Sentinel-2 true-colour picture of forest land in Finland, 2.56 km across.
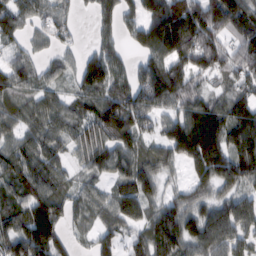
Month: February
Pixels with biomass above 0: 85%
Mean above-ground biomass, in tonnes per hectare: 91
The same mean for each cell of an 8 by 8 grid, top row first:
69 56 22 69 100 179 153 149
45 39 28 61 97 162 130 95
74 51 65 94 111 125 51 74
63 80 59 134 99 75 126 122
67 87 50 96 64 127 156 140
83 101 39 69 108 24 106 130
77 123 53 86 95 96 85 102
98 149 24 68 93 134 126 90
